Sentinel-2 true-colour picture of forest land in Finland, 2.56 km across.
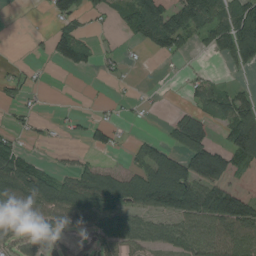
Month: August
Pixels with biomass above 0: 53%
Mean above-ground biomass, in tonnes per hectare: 63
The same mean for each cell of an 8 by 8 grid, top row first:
0 25 53 28 142 139 102 103
0 36 91 5 33 57 36 124
24 3 0 12 0 3 30 8
21 4 9 10 9 19 54 104
37 12 11 40 38 63 99 107
141 64 63 56 84 173 178 175
88 82 78 78 92 152 148 189
54 40 10 63 71 74 72 91
